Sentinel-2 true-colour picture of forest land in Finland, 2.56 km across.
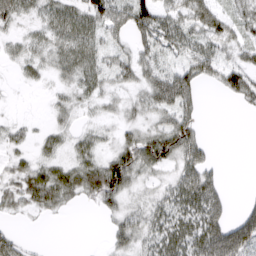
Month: March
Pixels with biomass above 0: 72%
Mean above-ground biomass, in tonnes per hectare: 39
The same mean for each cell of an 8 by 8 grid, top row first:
45 42 55 70 77 52 74 49
17 37 57 31 45 43 49 42
8 15 42 32 41 83 31 64
2 11 16 15 33 71 3 7
19 24 29 23 63 86 23 0
31 55 56 92 30 34 56 0
22 33 12 32 33 53 78 19
31 1 0 28 38 68 90 96
